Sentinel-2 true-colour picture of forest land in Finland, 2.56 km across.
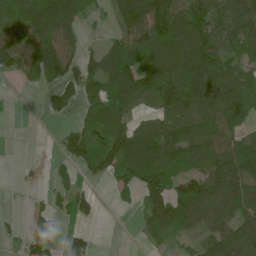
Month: June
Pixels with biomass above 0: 69%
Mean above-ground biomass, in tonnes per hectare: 76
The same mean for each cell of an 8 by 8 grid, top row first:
66 117 72 49 165 140 123 123
99 105 66 53 84 132 127 74
20 49 90 97 126 134 140 79
0 36 42 113 41 104 100 98
0 1 83 106 115 116 97 98
4 9 24 64 111 64 103 100
1 36 52 6 55 106 116 97
19 116 54 0 20 27 63 121
